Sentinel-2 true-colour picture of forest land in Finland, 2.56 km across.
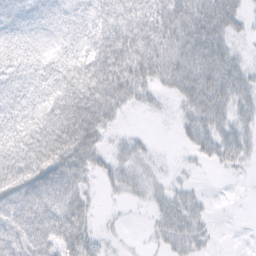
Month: February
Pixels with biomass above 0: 77%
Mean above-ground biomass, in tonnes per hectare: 39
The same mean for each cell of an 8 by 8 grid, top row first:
34 26 27 43 53 66 71 33
29 17 32 66 56 61 65 12
27 37 60 71 44 48 64 37
34 47 94 48 9 11 46 26
47 87 99 16 13 6 39 44
60 73 55 28 23 7 2 4
70 69 55 3 7 35 11 0
58 71 70 9 6 30 15 1
